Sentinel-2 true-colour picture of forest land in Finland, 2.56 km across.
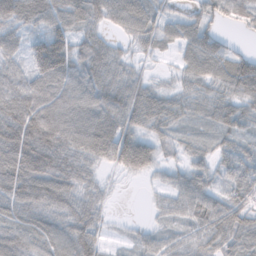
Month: November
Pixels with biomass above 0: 88%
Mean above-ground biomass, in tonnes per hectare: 61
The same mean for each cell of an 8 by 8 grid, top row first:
100 79 59 60 63 36 46 41
45 151 55 37 29 34 77 18
68 118 81 58 32 23 64 100
103 113 90 85 73 47 36 62
116 101 73 79 44 27 27 47
101 103 61 11 19 31 44 84
63 73 65 13 5 52 73 73
77 65 81 13 32 43 64 65
